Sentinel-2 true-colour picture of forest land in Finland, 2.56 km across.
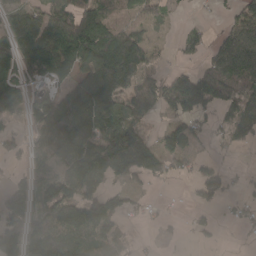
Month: April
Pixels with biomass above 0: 67%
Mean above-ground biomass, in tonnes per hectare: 85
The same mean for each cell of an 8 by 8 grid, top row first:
73 99 158 80 56 14 4 70
113 143 163 175 93 19 61 231
96 79 96 206 91 101 112 141
76 113 167 112 79 66 60 101
47 107 134 154 102 88 25 36
31 90 120 84 71 28 43 10
113 107 157 73 22 3 36 25
114 139 119 92 5 5 12 4
